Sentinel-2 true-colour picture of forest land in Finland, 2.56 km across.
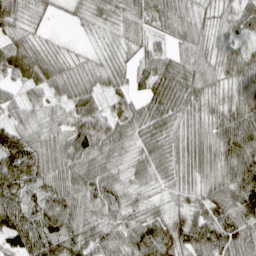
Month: April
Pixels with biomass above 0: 95%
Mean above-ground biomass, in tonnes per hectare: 64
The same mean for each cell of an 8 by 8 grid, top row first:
71 27 31 53 70 76 41 63
69 34 11 31 34 40 57 50
39 64 49 38 49 99 67 67
31 33 70 42 71 81 54 84
80 57 91 75 59 63 71 115
84 67 84 58 51 52 55 105
80 70 71 69 45 42 74 103
77 73 66 72 81 92 107 112
